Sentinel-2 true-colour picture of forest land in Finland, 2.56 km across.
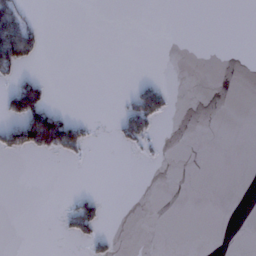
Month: January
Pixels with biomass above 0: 10%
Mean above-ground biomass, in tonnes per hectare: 11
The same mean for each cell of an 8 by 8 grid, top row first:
61 0 0 0 0 0 0 0
99 4 0 0 0 0 0 0
31 11 0 0 11 0 0 0
63 73 0 2 83 3 0 0
56 88 41 4 18 0 0 0
0 0 0 0 0 0 0 0
0 0 50 0 0 0 0 0
0 0 19 12 0 0 0 0
